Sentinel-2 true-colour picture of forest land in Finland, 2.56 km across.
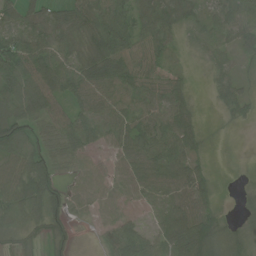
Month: July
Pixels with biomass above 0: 83%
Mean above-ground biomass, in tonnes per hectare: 60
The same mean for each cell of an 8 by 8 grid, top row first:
64 52 66 88 50 55 47 80
88 69 63 97 62 23 48 47
99 92 78 86 69 38 20 36
97 78 60 67 64 81 3 35
100 59 68 49 84 83 12 1
103 97 51 48 88 78 33 4
90 96 32 42 24 66 60 14
43 56 7 69 80 91 83 45
